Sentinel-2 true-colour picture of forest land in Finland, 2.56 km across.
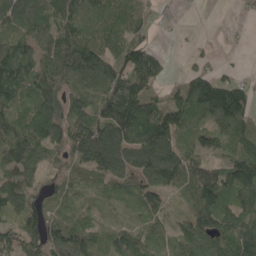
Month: May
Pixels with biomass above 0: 85%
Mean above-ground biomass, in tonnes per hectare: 88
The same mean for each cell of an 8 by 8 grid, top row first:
109 75 90 69 64 23 0 8
98 94 133 81 99 2 12 3
111 97 100 121 107 23 92 50
75 124 86 168 124 121 101 129
103 103 117 158 124 101 71 98
109 58 38 102 123 116 106 127
108 82 57 29 73 24 123 98
107 137 130 58 65 68 90 130
